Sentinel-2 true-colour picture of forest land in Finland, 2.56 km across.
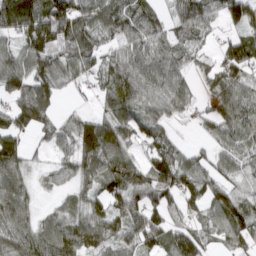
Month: March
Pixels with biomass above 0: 83%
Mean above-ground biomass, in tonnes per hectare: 67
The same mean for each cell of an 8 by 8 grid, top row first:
131 133 96 73 56 55 72 70
65 99 86 41 54 57 29 87
90 93 39 68 74 64 32 61
78 58 17 65 60 48 33 75
66 29 93 115 59 34 26 54
81 29 64 91 72 104 58 35
106 17 54 73 88 51 71 70
94 101 87 64 93 75 36 56
